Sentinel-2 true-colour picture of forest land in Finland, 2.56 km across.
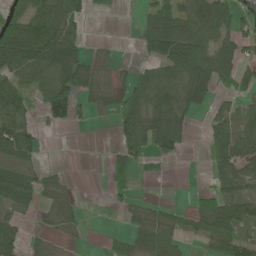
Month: June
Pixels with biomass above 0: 58%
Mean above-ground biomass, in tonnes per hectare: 56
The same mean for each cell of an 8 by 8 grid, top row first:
54 86 51 8 25 72 97 62
120 129 54 12 43 132 91 70
73 65 95 38 45 63 86 60
71 55 36 37 72 80 51 82
116 3 0 14 89 72 58 121
100 30 2 38 9 1 25 95
57 34 23 8 30 19 64 105
63 25 7 12 57 45 54 79
